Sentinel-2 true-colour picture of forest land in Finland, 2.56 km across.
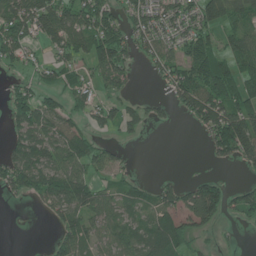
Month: June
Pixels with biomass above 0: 61%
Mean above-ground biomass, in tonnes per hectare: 57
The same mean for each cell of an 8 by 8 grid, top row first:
92 97 93 60 72 60 85 69
76 41 70 109 51 55 70 75
23 26 38 59 6 78 125 79
63 70 42 46 38 26 116 99
51 86 83 20 4 0 39 119
78 91 84 34 11 9 25 7
2 38 86 57 47 70 129 58
0 15 69 58 70 90 18 5
